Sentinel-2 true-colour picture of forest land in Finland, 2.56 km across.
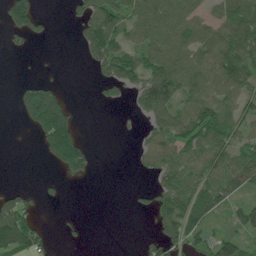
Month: July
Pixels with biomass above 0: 54%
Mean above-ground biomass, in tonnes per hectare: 55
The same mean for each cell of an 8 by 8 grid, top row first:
97 12 45 121 109 102 42 85
16 1 31 110 94 85 73 91
8 18 0 70 107 125 82 85
18 113 10 2 71 93 89 57
0 68 59 0 37 83 78 59
0 7 29 0 18 89 80 83
84 6 1 0 21 118 106 52
122 24 8 0 21 87 52 60
